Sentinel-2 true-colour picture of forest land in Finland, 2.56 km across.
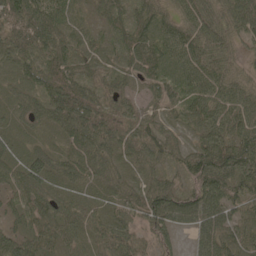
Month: May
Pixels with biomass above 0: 96%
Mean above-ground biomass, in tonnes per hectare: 55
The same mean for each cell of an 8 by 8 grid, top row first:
88 106 30 50 47 44 54 62
68 72 49 40 79 58 64 28
54 69 58 39 39 44 66 44
36 52 86 59 34 28 71 67
33 22 68 61 61 35 73 88
50 58 51 39 28 31 99 85
53 47 36 31 61 73 86 44
61 55 35 63 35 24 69 61
